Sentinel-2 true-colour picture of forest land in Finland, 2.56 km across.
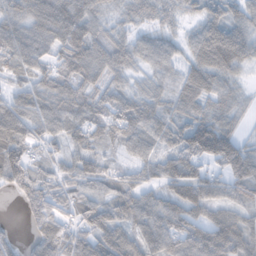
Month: November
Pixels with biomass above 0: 90%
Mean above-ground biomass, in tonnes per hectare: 69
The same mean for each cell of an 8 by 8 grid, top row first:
67 78 74 35 44 34 49 50
83 62 100 76 59 40 74 92
44 67 76 55 38 48 60 32
83 79 66 75 76 63 68 38
85 58 34 42 60 60 144 83
59 51 77 53 56 90 70 92
10 88 78 77 93 58 83 67
25 95 79 101 83 94 137 135
